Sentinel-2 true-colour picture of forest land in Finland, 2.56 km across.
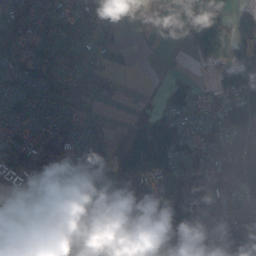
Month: October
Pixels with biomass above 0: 78%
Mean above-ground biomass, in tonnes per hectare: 82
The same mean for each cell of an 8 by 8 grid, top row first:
82 74 81 47 8 22 87 57
74 82 78 47 1 3 105 107
70 86 73 35 1 44 23 78
67 53 58 3 46 96 57 124
115 124 70 45 166 134 89 125
124 117 75 87 152 135 97 135
76 78 95 132 82 145 117 106
109 126 70 60 84 106 113 74
